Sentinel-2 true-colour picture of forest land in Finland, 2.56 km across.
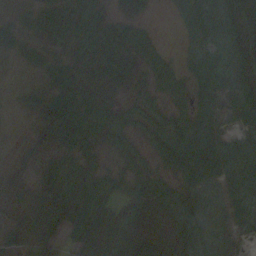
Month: October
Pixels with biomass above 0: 86%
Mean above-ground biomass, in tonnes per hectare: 53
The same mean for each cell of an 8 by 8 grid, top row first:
19 55 74 25 18 23 64 53
21 31 43 73 61 9 42 53
2 36 61 67 39 51 56 54
8 98 85 47 35 37 56 59
12 69 71 26 26 69 67 32
40 106 84 49 41 49 71 51
58 130 123 68 54 54 51 41
59 81 77 124 45 38 55 28
